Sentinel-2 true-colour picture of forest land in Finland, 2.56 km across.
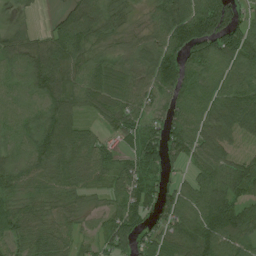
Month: July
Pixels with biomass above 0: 89%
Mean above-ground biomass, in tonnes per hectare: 64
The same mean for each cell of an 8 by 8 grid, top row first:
10 9 68 49 27 105 133 51
50 63 63 39 65 101 93 82
50 100 65 65 58 105 59 66
63 77 47 69 65 63 55 78
54 92 60 35 87 67 68 37
57 61 60 62 76 23 58 71
51 44 40 44 71 73 94 77
63 56 40 79 44 64 104 65
